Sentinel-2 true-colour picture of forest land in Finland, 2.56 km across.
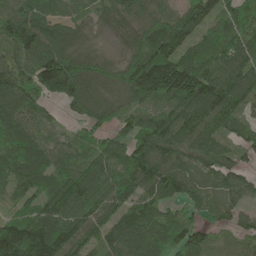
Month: June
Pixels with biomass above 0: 92%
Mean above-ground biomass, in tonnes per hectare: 109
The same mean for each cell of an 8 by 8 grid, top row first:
114 89 53 70 76 97 115 116
110 134 85 28 107 128 94 127
115 196 183 95 198 214 171 147
114 46 71 74 77 115 153 85
133 93 75 84 147 132 112 78
102 109 122 99 146 136 99 94
46 115 123 102 102 52 59 72
193 180 110 90 130 104 68 50
